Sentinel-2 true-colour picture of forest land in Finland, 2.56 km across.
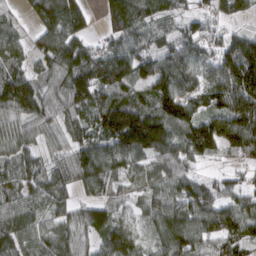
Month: March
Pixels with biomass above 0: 91%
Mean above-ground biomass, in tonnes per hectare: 104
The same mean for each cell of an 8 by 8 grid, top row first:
33 132 100 93 108 73 71 46
72 122 104 78 91 101 93 162
120 70 157 131 96 133 105 200
110 94 116 187 148 179 106 183
83 59 100 133 183 123 149 142
88 91 107 98 60 102 33 43
80 64 69 77 57 109 110 89
109 94 73 117 51 133 96 114
